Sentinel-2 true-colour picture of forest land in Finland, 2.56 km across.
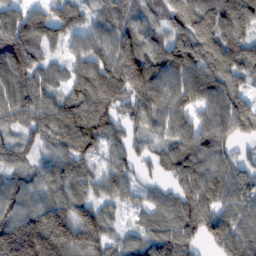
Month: February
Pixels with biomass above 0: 91%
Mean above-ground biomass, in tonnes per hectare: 110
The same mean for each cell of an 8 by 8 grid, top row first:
108 121 99 105 73 115 134 116
154 72 82 127 102 139 129 132
127 91 109 148 182 142 154 104
108 135 130 94 112 115 112 99
74 91 131 81 58 107 113 53
70 85 81 94 43 96 103 91
108 137 112 66 67 99 102 81
236 247 175 85 91 114 89 111
